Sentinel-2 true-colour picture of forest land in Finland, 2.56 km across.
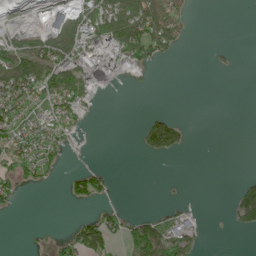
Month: June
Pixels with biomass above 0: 35%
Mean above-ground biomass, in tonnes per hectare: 41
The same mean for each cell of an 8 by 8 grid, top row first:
14 36 102 149 142 67 0 0
83 114 117 144 119 41 4 3
133 115 110 68 9 0 0 0
70 38 49 0 9 6 0 0
61 66 5 0 51 69 0 0
35 23 52 22 0 0 0 10
12 0 10 19 0 18 0 95
0 10 85 50 126 78 6 0
